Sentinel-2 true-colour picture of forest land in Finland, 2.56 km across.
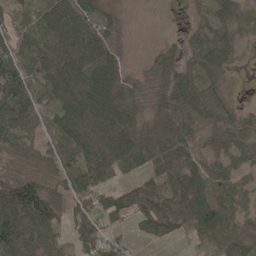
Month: May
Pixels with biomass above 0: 84%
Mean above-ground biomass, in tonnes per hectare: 52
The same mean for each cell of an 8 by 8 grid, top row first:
26 57 54 12 0 0 18 27
43 56 81 23 2 16 45 16
70 45 67 55 11 63 37 1
58 43 86 81 23 74 68 28
48 41 86 99 66 85 29 48
69 46 72 42 51 89 46 34
146 85 48 58 66 72 95 41
94 59 57 41 21 30 74 83
